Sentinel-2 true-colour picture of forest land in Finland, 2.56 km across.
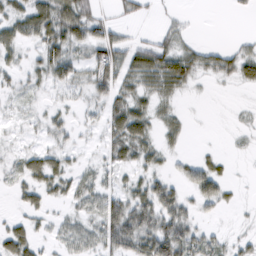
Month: February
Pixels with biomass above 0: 64%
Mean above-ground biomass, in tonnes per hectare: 30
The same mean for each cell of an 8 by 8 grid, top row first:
38 61 57 18 21 10 0 4
27 45 34 66 52 36 22 15
15 27 28 62 50 60 12 29
11 16 12 55 34 16 1 3
9 17 23 39 38 13 2 4
18 51 40 16 28 17 46 1
10 23 35 53 67 53 16 6
49 34 34 57 62 85 33 13
